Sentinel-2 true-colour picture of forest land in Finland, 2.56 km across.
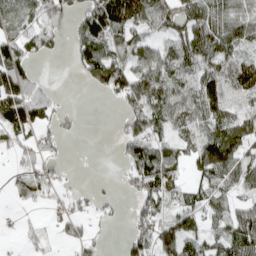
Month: April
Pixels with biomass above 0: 65%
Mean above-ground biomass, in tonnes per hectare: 68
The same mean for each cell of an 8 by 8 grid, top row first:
67 88 71 142 97 67 93 83
97 52 79 78 66 66 91 67
127 15 24 135 104 91 106 117
119 71 17 9 107 84 100 62
61 41 1 9 106 59 110 100
68 71 8 9 115 54 83 84
13 20 29 22 58 72 70 56
8 20 50 7 74 108 51 108
